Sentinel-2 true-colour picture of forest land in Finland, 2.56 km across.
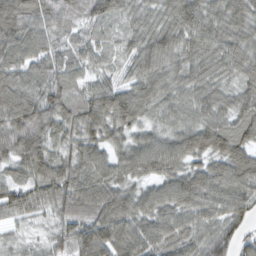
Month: February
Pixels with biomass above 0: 97%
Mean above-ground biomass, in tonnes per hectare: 66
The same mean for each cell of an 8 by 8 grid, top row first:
93 59 46 56 47 73 72 71
76 52 43 34 66 77 69 65
64 59 41 40 75 63 60 54
64 79 78 106 60 54 61 61
71 67 75 61 62 68 81 72
44 92 78 68 63 74 84 89
67 46 69 88 71 74 70 65
27 38 80 96 75 66 66 51
